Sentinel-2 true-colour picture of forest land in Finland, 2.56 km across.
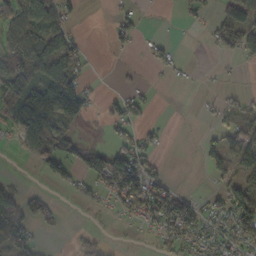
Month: October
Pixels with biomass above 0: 46%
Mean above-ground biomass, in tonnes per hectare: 42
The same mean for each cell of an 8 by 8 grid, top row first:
69 81 14 17 9 5 19 83
75 93 28 14 10 9 9 67
104 131 65 2 5 9 3 4
74 158 73 12 25 0 14 53
21 78 47 39 36 0 31 74
3 31 38 118 98 5 25 59
63 29 11 19 71 82 38 78
62 4 20 4 4 61 58 58
